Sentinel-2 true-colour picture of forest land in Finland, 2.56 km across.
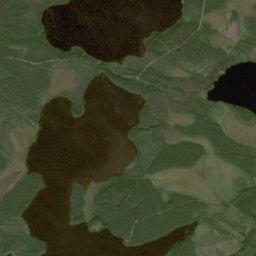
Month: August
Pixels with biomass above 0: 58%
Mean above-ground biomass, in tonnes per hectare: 41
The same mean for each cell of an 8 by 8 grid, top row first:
78 36 1 0 1 49 52 26
80 70 45 9 53 118 68 37
84 43 24 61 112 61 43 3
52 15 25 0 45 42 41 30
10 1 0 1 57 70 66 42
26 25 12 56 69 28 2 39
61 2 48 114 91 73 25 62
57 18 6 30 59 44 16 42
